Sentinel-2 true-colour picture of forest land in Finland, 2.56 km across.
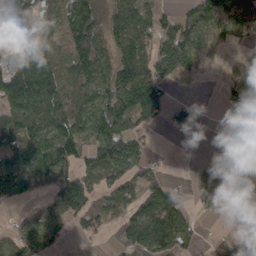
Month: March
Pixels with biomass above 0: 68%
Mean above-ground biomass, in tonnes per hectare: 82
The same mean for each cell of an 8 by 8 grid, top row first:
65 34 121 85 84 52 92 106
95 101 133 84 101 166 74 20
178 164 131 128 155 77 11 77
164 157 126 153 135 49 0 52
94 124 53 156 47 1 1 65
119 79 78 89 66 3 66 37
26 76 99 104 98 82 39 62
94 76 22 11 92 66 10 57
